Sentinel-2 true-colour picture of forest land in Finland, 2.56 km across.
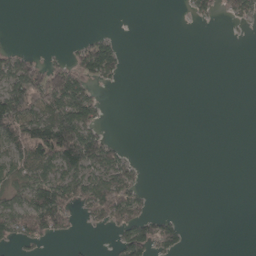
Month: April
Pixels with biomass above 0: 32%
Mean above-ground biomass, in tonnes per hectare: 36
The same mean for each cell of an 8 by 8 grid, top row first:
0 0 0 0 0 0 27 48
11 2 38 56 0 0 0 0
102 99 81 34 0 0 0 0
146 95 125 1 0 0 0 0
92 121 191 39 0 0 0 0
65 66 94 83 10 0 0 0
74 152 58 118 37 0 0 0
42 29 6 12 98 59 0 0
